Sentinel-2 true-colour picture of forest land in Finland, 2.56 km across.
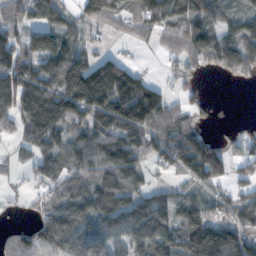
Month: November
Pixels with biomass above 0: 74%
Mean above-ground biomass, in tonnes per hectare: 91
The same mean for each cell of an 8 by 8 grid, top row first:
67 87 47 76 90 86 98 61
116 138 62 10 10 54 130 125
156 129 165 195 83 28 8 37
115 170 111 177 199 63 25 0
42 104 106 155 103 117 88 42
13 68 81 84 58 35 100 38
9 73 127 152 110 99 69 64
68 123 119 85 122 103 211 111
